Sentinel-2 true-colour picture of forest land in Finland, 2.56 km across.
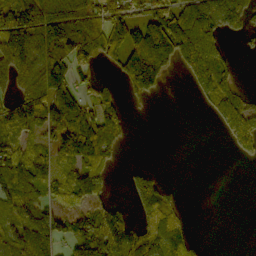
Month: October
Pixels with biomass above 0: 59%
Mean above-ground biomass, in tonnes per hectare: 79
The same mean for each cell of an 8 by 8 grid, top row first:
140 128 95 93 93 139 107 105
186 122 91 71 168 185 116 8
85 141 38 22 147 6 123 25
165 134 124 55 1 0 32 126
94 52 180 65 0 0 0 80
134 84 111 27 45 0 0 0
118 85 66 37 66 46 0 0
120 147 156 117 107 68 2 0
